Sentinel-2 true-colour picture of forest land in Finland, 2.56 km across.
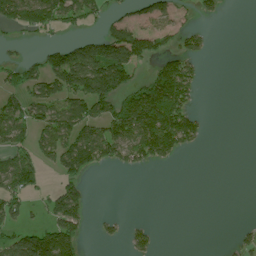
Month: July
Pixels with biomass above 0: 40%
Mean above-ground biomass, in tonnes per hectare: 62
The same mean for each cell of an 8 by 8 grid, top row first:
123 119 74 32 61 46 23 0
14 44 90 146 79 43 25 0
62 99 134 156 67 193 5 0
91 86 98 87 207 159 7 0
72 69 139 123 161 124 12 0
146 22 72 3 6 0 0 0
72 51 98 0 0 0 0 0
97 154 76 18 42 0 0 25
